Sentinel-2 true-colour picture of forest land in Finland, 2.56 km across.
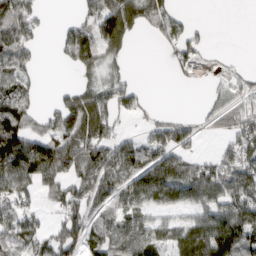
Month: March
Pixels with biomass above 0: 64%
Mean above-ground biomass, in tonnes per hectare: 75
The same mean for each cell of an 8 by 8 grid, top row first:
136 13 41 138 80 57 2 0
98 3 116 69 0 67 24 0
88 0 26 49 4 27 50 36
134 42 123 79 37 14 34 75
206 130 110 100 73 106 4 93
181 136 112 108 103 121 95 107
93 30 94 72 61 52 83 119
71 82 98 111 92 68 116 96
